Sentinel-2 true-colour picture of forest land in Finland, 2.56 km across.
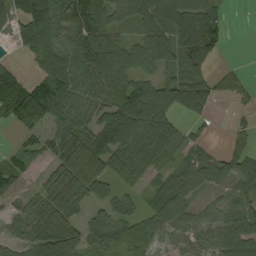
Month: September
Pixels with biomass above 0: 79%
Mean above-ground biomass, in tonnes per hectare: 78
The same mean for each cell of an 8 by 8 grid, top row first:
80 133 133 90 99 118 116 0
24 94 96 90 78 95 108 0
89 92 90 112 68 75 61 33
135 107 80 114 147 78 41 12
20 58 116 122 136 81 26 34
65 50 136 82 78 62 81 59
33 89 52 51 37 89 44 69
43 133 71 78 81 58 78 111
